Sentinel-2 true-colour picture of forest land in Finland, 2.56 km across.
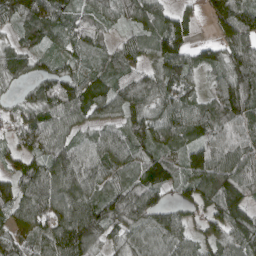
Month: April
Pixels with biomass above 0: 91%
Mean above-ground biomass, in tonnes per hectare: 95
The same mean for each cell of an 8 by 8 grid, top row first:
114 117 68 66 99 72 66 171
66 53 59 46 78 137 56 128
55 91 99 79 95 133 49 130
62 104 99 81 109 111 99 120
71 100 73 62 94 88 106 103
83 123 122 84 89 67 153 127
105 111 127 116 122 69 97 130
90 112 156 59 75 98 81 104
